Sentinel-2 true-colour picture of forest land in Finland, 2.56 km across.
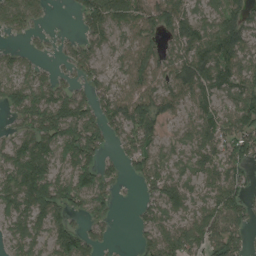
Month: August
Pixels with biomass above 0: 80%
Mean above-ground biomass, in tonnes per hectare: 78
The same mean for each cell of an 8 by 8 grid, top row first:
81 18 56 111 81 88 61 70
23 13 57 46 69 76 122 103
64 54 46 48 78 93 107 89
74 124 106 80 107 55 70 105
82 115 141 35 83 45 82 105
129 126 111 49 80 53 70 57
111 129 62 45 44 74 79 83
72 80 107 19 46 110 110 65
